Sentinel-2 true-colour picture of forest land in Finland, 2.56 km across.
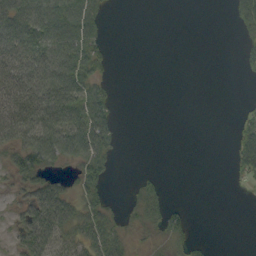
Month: September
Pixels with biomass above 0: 44%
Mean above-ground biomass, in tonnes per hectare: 29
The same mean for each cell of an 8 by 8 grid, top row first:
63 51 61 4 0 0 0 43
66 79 74 6 0 0 0 11
73 88 66 9 0 0 0 2
77 84 68 29 0 0 0 9
49 91 82 34 0 0 0 41
31 37 35 12 8 0 0 20
22 84 46 19 43 13 0 0
26 60 43 55 18 28 3 0
